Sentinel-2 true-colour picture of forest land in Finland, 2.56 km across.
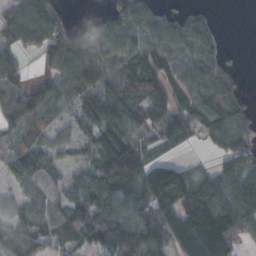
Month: October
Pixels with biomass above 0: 80%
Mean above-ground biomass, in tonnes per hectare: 87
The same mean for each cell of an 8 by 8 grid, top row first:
104 107 4 78 110 46 36 0
79 98 99 104 100 82 87 6
69 61 99 80 108 70 87 32
146 84 64 114 97 98 95 80
67 64 43 127 58 66 41 101
88 62 56 158 148 133 66 129
57 78 111 107 116 136 129 119
109 74 74 121 129 83 122 52
